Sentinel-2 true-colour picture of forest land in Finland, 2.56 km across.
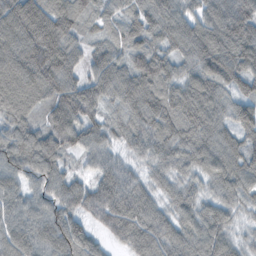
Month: November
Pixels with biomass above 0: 98%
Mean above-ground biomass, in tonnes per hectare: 93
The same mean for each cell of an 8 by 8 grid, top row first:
110 57 94 63 95 99 88 121
120 151 65 78 87 89 110 115
131 142 90 119 111 84 80 96
107 88 147 59 112 107 122 100
114 125 93 59 92 100 116 105
85 97 47 95 52 63 78 106
74 78 77 115 90 67 64 57
103 102 107 41 94 89 108 46
